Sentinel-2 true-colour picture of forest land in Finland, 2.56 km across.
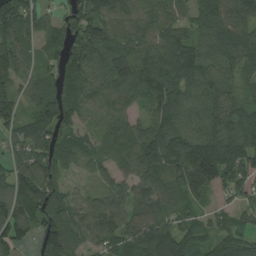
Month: August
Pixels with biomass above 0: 91%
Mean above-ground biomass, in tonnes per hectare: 92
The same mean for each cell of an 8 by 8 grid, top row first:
122 41 122 93 68 63 83 99
94 43 129 120 82 109 75 97
58 52 111 114 122 122 94 57
78 92 69 76 50 111 97 81
54 90 70 68 107 138 172 130
89 105 30 59 84 118 171 109
106 111 86 96 81 69 46 64
99 125 87 87 136 130 68 92
